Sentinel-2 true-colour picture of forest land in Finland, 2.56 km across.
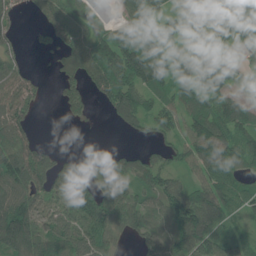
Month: June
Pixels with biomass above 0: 76%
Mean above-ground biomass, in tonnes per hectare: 80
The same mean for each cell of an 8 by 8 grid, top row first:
33 64 53 20 115 37 59 102
33 43 96 133 140 73 74 36
94 17 80 135 122 100 116 58
103 0 31 58 89 87 112 94
103 26 0 5 30 59 180 112
120 94 66 107 91 51 103 47
115 82 96 104 80 104 155 57
151 99 90 53 56 88 106 66
